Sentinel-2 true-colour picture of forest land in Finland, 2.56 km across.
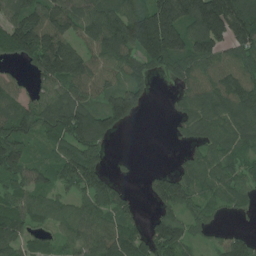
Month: July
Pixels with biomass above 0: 80%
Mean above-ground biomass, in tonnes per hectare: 102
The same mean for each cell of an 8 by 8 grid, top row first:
116 166 114 139 170 212 250 238
127 200 110 107 177 179 143 112
38 111 122 57 69 58 93 108
98 119 151 139 33 42 121 117
136 55 141 29 0 16 90 83
95 68 165 54 21 88 103 79
97 77 72 106 16 101 57 48
99 46 89 127 106 147 35 71
